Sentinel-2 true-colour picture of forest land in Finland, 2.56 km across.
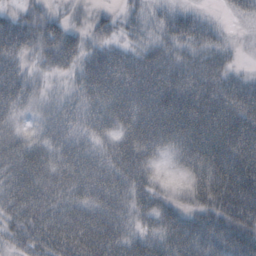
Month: October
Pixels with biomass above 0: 88%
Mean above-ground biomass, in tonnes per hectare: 60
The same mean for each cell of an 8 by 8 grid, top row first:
36 33 9 25 36 45 16 21
65 48 45 45 41 43 51 9
59 13 45 102 90 82 76 42
33 24 45 92 100 121 110 99
50 51 50 45 82 62 106 115
74 70 68 66 44 8 71 106
62 65 65 66 42 35 56 98
44 76 85 82 54 75 74 76
